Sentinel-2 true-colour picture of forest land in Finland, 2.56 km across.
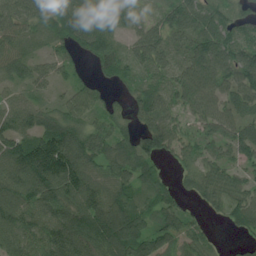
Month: July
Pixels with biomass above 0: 87%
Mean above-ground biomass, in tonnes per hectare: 66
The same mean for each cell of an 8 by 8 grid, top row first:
64 65 63 54 30 84 82 43
48 27 51 54 74 44 110 81
39 39 31 36 44 64 91 96
64 44 71 42 60 55 69 64
83 113 82 73 74 55 47 75
93 129 95 67 60 24 61 45
91 83 90 111 64 48 31 64
76 85 96 110 85 57 31 14
